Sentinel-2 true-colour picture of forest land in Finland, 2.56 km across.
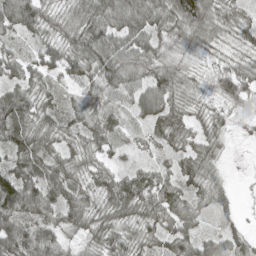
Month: May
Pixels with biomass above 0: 93%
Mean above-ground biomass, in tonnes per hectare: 59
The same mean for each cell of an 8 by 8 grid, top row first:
107 53 65 88 89 87 78 53
35 55 82 83 76 45 36 35
55 42 53 76 72 64 24 72
96 53 54 58 59 62 35 17
74 61 57 42 32 48 53 6
83 76 53 50 59 63 54 1
92 69 75 63 71 77 43 13
106 76 37 60 51 68 51 43
